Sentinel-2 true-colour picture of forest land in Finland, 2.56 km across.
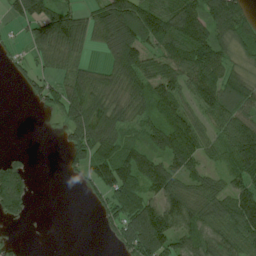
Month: July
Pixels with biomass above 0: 72%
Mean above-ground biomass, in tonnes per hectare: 76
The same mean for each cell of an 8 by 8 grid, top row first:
41 103 64 145 135 116 118 111
13 97 69 90 97 99 112 66
16 45 83 83 83 87 109 68
0 30 139 102 60 101 79 95
0 0 106 95 59 118 44 137
96 0 40 130 102 78 54 77
83 0 1 90 123 116 90 113
10 0 0 27 159 87 91 94
